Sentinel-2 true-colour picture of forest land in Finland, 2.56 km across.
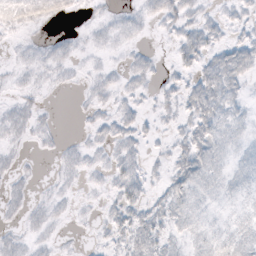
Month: October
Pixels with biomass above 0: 60%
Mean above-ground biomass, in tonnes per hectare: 7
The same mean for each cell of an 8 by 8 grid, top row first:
10 11 3 5 7 11 5 6
3 6 4 5 3 9 12 13
4 5 3 5 7 6 14 10
8 2 2 7 5 8 14 7
5 3 4 9 6 8 12 6
5 1 5 9 9 11 9 6
5 7 2 8 11 10 5 5
6 5 1 7 13 6 8 10
